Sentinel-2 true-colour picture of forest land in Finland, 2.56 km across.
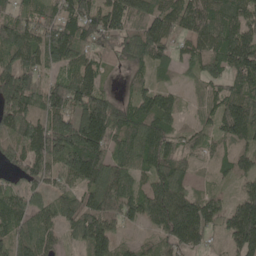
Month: May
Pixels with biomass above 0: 92%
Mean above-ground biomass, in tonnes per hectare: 103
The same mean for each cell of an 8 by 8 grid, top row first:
78 74 118 112 106 130 140 117
129 152 110 78 122 58 109 149
171 67 130 16 53 29 86 113
156 148 173 133 110 59 54 150
92 160 194 108 131 80 62 89
56 86 130 119 79 99 49 61
106 72 107 115 128 176 113 45
95 78 83 106 33 121 57 106
